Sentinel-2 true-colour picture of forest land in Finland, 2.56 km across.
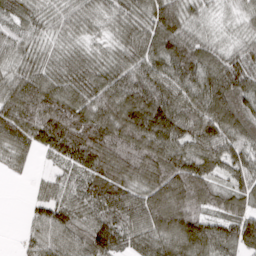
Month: March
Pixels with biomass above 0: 94%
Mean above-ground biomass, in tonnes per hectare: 90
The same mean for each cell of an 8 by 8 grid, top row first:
69 48 63 58 78 120 36 42
53 44 49 48 87 112 70 54
74 84 95 85 98 102 106 103
120 129 111 110 166 132 129 120
88 87 119 133 128 115 122 87
14 26 65 141 128 123 73 72
0 72 82 111 125 135 53 58
7 83 85 113 105 143 147 104
